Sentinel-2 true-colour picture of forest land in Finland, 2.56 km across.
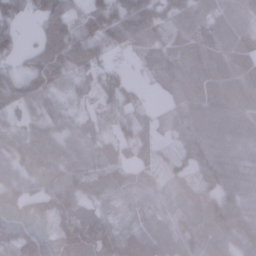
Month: January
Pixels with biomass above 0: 91%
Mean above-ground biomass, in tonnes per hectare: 68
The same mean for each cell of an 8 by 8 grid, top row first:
42 80 56 90 103 66 65 60
39 95 93 59 52 68 81 68
55 90 39 38 15 82 85 86
59 64 32 71 31 55 127 105
57 78 70 55 36 37 89 71
70 88 94 81 58 37 52 66
69 70 62 53 58 65 84 72
71 58 71 77 80 89 79 82
